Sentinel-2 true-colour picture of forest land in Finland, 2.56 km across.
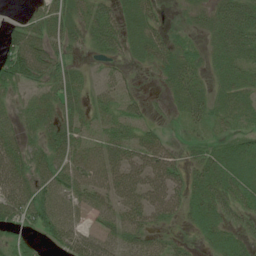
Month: July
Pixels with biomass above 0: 79%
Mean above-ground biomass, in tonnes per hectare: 48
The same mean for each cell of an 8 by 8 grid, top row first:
12 68 47 61 57 8 42 89
79 57 22 54 53 38 28 66
65 48 34 27 5 53 25 47
34 54 39 41 27 18 41 47
56 60 53 60 67 16 30 39
68 63 68 74 71 56 67 65
66 71 39 58 83 50 67 46
34 31 62 46 44 21 34 46
